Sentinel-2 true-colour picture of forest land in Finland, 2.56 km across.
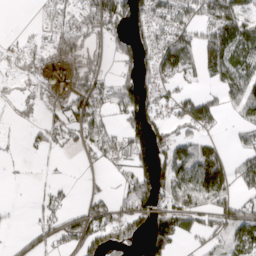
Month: March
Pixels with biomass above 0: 58%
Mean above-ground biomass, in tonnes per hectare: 67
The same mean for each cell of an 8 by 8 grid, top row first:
0 37 84 128 73 85 84 113
12 59 94 45 78 140 126 109
20 59 87 47 81 59 35 100
18 32 96 52 112 59 96 53
5 51 39 63 102 91 51 37
5 7 3 21 89 115 179 67
3 50 31 61 111 116 93 68
15 45 86 90 87 93 42 76
